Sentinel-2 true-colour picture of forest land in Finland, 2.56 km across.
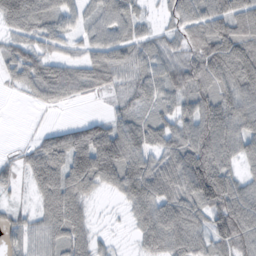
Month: November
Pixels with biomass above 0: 82%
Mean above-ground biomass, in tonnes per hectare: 65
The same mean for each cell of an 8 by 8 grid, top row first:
108 73 46 72 27 43 77 79
49 41 31 73 45 34 92 98
38 86 55 51 61 70 84 106
0 12 2 27 43 60 92 93
6 59 94 131 75 70 112 68
22 101 109 88 111 79 139 56
18 68 58 5 77 89 91 110
36 50 63 15 52 80 66 100
